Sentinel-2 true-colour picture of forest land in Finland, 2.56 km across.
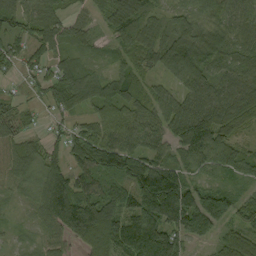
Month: September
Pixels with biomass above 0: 89%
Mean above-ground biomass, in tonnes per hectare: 74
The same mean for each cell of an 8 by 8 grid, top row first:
77 64 31 53 62 51 55 65
35 60 42 29 83 131 108 60
14 53 105 88 41 60 75 75
44 20 59 79 74 97 124 100
64 44 90 99 75 73 116 45
57 84 73 91 155 107 38 57
13 98 135 103 123 189 130 84
12 41 70 104 114 103 57 10
